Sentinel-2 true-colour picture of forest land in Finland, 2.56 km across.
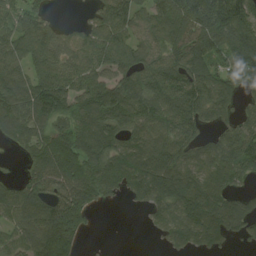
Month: August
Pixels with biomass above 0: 80%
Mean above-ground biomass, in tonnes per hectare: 107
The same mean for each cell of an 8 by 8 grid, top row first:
86 48 11 131 80 151 196 192
97 94 86 118 89 111 126 176
111 106 106 107 116 146 136 124
132 119 107 144 126 172 103 52
58 141 127 116 115 134 77 120
28 131 155 126 142 146 131 92
113 122 159 8 47 125 148 79
78 166 57 1 1 71 75 39
